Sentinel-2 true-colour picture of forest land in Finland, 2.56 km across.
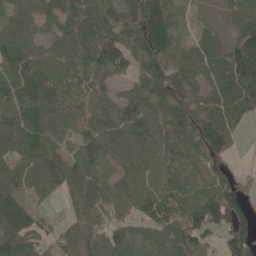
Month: May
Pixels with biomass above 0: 90%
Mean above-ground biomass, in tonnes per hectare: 78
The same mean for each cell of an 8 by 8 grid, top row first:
69 69 98 79 98 58 20 80
98 60 99 99 79 71 63 106
82 100 91 57 66 100 73 114
73 100 95 78 95 95 87 60
89 76 72 90 89 73 94 23
86 95 85 64 67 66 64 27
92 22 53 77 69 62 135 94
99 46 97 83 39 79 55 101
